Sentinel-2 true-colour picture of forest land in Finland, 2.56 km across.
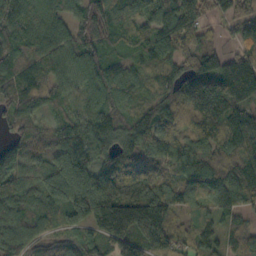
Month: October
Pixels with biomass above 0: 93%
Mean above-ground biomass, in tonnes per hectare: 99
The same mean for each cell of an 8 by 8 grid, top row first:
105 95 75 124 84 121 61 93
111 99 79 64 54 74 85 66
109 103 71 151 55 84 82 17
73 44 49 92 72 82 147 104
81 85 123 96 104 88 95 116
117 110 131 147 114 66 98 109
103 88 147 249 250 102 61 92
111 61 76 156 185 109 60 60
